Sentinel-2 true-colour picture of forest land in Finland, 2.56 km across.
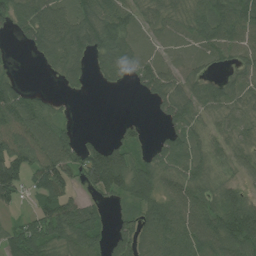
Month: July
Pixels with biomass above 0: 76%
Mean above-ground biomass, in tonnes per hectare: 65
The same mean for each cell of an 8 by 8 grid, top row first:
71 89 77 92 45 49 95 95
9 73 79 93 34 29 60 72
34 7 34 32 61 55 44 50
109 63 2 0 1 72 51 43
116 127 49 52 28 70 48 48
122 110 66 140 77 63 49 32
33 77 71 24 76 84 78 98
84 95 91 54 80 96 102 109
